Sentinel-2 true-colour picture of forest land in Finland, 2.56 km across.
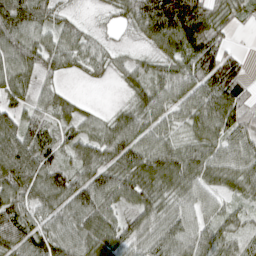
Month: April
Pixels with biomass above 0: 88%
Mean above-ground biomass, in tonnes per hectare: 64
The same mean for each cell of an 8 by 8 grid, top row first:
110 53 15 18 94 162 83 34
86 61 56 21 20 79 90 10
68 28 10 17 52 78 87 56
54 61 32 23 63 48 96 67
98 70 57 77 76 55 79 75
106 84 61 70 83 86 72 76
86 58 78 65 64 56 48 32
82 68 78 75 65 72 64 32
